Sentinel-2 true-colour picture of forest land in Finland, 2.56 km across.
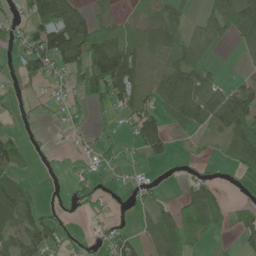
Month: June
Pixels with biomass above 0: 59%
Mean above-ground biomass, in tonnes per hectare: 50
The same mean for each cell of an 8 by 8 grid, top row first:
28 112 78 40 37 42 34 106
32 127 116 113 73 72 43 30
24 38 50 135 77 92 58 27
12 11 18 35 80 72 89 119
47 7 10 30 74 14 11 86
55 5 23 18 10 7 22 24
122 23 25 14 24 45 109 25
66 68 20 40 26 50 17 36
